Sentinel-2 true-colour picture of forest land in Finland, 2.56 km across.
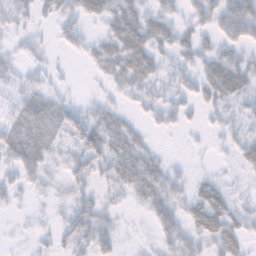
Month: November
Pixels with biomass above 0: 65%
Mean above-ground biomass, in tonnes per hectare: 28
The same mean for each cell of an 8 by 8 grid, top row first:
27 19 38 43 40 26 44 70
13 11 24 44 50 35 25 35
21 19 1 27 39 26 46 48
21 42 31 29 18 28 23 25
44 34 37 41 20 1 9 30
30 22 36 31 42 24 13 11
7 9 34 17 20 38 55 23
2 12 38 25 6 37 39 29
